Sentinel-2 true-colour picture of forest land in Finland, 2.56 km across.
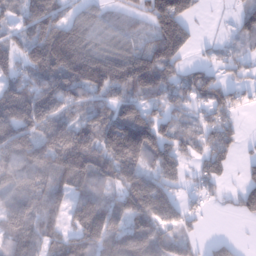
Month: January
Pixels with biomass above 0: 78%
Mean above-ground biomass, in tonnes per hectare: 105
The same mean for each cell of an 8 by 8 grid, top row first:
62 142 66 50 70 174 4 60
67 155 132 74 103 135 16 51
94 132 139 148 178 86 99 45
168 142 80 110 109 71 80 41
171 168 194 181 197 103 89 46
138 160 146 121 123 72 80 24
141 131 103 123 157 90 24 54
115 93 115 140 166 116 28 15
